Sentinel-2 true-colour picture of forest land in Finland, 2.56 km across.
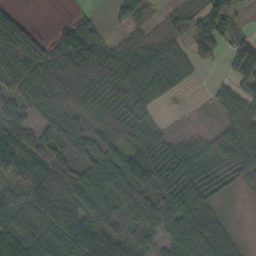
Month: October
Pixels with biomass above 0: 84%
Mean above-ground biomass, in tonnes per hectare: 70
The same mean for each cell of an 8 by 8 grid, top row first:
21 0 14 16 34 24 79 33
93 40 105 44 44 42 77 75
65 97 104 95 83 62 5 90
52 74 78 87 44 4 13 76
76 59 64 79 68 34 45 106
52 106 84 103 84 88 47 45
86 178 147 103 114 102 57 4
124 112 163 112 61 71 110 21
